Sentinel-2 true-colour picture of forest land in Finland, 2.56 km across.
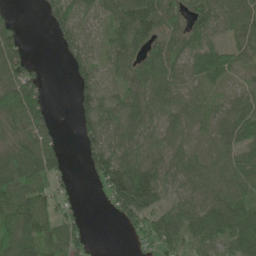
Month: June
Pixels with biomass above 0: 79%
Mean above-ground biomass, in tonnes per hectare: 58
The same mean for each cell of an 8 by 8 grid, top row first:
16 38 59 63 109 44 71 70
68 1 62 54 53 44 71 54
95 15 42 32 72 54 60 17
102 50 45 68 66 42 41 54
68 72 30 69 60 44 37 64
89 70 6 108 114 48 55 59
100 60 24 50 108 51 75 74
92 76 51 0 40 54 60 73
